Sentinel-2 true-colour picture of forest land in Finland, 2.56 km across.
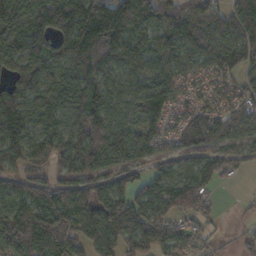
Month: November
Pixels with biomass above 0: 89%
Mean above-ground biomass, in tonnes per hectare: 130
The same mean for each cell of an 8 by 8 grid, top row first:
162 188 222 293 193 157 132 170
151 149 218 200 164 116 140 133
121 125 205 106 108 71 54 79
196 145 157 118 130 67 84 119
144 113 132 165 87 77 114 82
92 73 121 101 67 83 125 42
127 219 187 189 134 92 71 10
150 228 131 107 135 145 53 42
